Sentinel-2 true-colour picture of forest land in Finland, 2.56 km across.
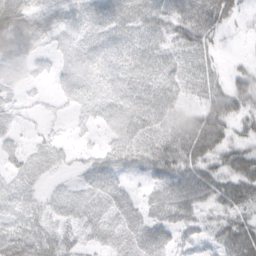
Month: February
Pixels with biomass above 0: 81%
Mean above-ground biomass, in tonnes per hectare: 51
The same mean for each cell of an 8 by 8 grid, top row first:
80 54 45 99 107 77 71 16
75 20 38 61 90 56 33 2
18 19 54 45 79 53 36 44
17 5 21 57 86 55 82 55
24 27 14 51 61 63 75 38
33 20 27 74 41 75 71 78
32 29 39 67 57 86 34 45
81 60 41 39 95 53 28 81
